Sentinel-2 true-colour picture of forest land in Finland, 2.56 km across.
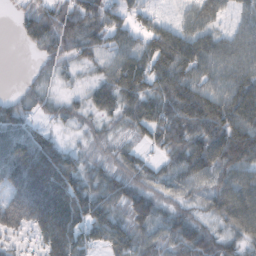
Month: October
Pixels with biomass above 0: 88%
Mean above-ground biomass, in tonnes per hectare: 71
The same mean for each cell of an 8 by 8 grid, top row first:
20 79 88 65 41 24 72 38
4 56 63 70 76 124 84 77
4 31 22 86 99 114 75 89
56 32 34 64 92 111 122 110
88 53 19 33 39 87 123 128
102 139 65 55 48 78 80 92
115 157 104 57 69 42 56 112
38 100 68 69 53 62 63 56
